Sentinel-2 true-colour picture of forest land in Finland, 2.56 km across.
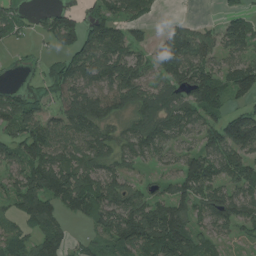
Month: July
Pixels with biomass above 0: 75%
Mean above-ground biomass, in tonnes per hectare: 91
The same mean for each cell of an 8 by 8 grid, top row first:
51 48 61 94 55 8 1 62
26 17 105 131 66 117 74 91
4 85 113 137 95 85 116 137
117 50 160 107 104 99 95 74
97 124 89 105 118 67 99 153
72 152 108 107 30 74 131 119
71 115 105 125 138 118 97 113
82 110 35 85 141 187 59 38
